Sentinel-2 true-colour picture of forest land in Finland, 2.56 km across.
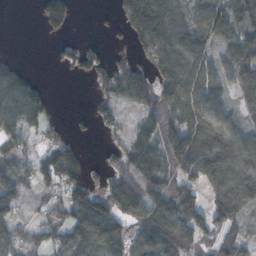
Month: October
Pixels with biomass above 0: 68%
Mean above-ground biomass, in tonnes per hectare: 67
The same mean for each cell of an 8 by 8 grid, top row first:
0 91 6 12 159 93 44 92
2 4 47 14 68 106 49 92
68 5 14 69 59 153 87 97
92 35 6 44 54 81 91 48
52 35 17 25 92 100 111 103
71 59 62 56 125 79 80 112
31 27 90 90 105 111 90 93
65 43 93 85 67 117 45 66
